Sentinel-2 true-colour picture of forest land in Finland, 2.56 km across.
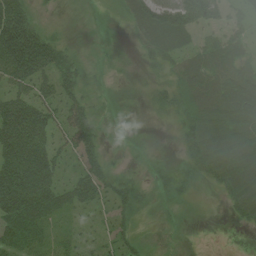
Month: July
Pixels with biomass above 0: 84%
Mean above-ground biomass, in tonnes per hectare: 49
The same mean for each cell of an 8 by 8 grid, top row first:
119 11 6 11 61 87 56 24
205 95 11 10 30 49 40 36
94 67 48 12 17 38 57 53
128 75 66 11 11 33 54 55
139 81 72 7 13 14 57 58
121 88 71 41 12 27 35 62
110 73 60 41 15 12 4 41
70 33 38 38 16 6 0 0
